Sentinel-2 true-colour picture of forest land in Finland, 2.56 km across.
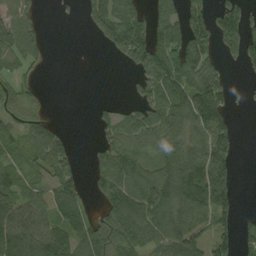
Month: September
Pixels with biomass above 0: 63%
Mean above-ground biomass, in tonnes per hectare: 71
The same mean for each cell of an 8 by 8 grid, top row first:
67 2 18 111 63 67 82 89
78 20 0 56 147 133 82 111
55 2 0 0 63 123 121 9
39 11 0 27 65 116 174 7
49 92 6 73 65 114 110 24
67 59 34 107 77 135 171 25
87 72 63 78 113 118 115 26
133 108 94 81 94 108 30 47
